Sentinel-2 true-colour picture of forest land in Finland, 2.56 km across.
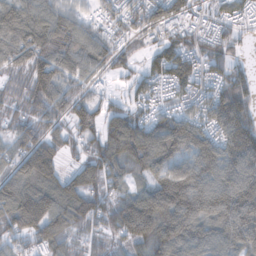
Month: November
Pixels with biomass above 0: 89%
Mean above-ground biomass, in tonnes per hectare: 103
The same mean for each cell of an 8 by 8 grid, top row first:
115 106 61 56 94 79 41 65
119 147 100 77 35 84 76 32
48 137 64 28 59 108 84 81
53 100 103 67 58 79 116 152
75 111 59 134 163 140 119 165
113 138 104 89 69 130 129 154
174 164 134 102 186 191 149 177
69 112 62 60 129 150 121 112
